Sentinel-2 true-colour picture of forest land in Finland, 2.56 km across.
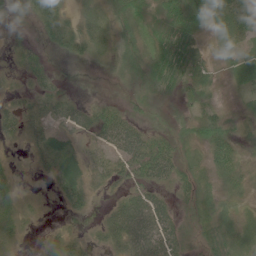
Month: June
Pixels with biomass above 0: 81%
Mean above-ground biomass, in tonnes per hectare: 26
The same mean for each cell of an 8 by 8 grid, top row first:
10 45 21 20 29 56 56 32
10 15 23 21 21 55 15 31
8 13 1 5 18 38 23 27
26 27 32 41 8 9 19 12
12 37 16 46 54 25 43 18
21 14 32 29 37 35 16 22
30 4 21 26 64 22 11 10
13 19 18 37 64 43 24 21
